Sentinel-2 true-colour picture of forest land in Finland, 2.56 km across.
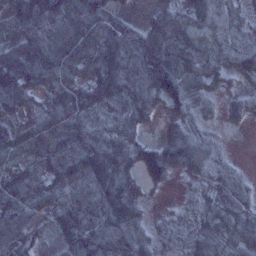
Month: January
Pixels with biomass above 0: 90%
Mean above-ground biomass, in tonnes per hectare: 65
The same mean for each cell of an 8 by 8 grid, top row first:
86 116 132 57 20 72 64 31
89 129 100 88 102 100 55 39
110 78 62 108 83 98 49 34
43 69 82 51 63 53 20 28
60 80 83 71 63 86 38 1
56 79 83 95 70 40 38 22
69 45 73 82 24 8 37 48
73 28 112 122 44 27 59 60
